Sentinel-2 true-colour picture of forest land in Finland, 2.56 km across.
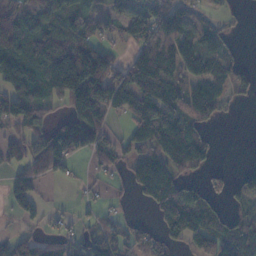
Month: November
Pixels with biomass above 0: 66%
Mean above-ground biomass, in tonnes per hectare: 72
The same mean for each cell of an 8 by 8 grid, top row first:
113 116 72 49 89 90 33 6
120 130 136 37 72 106 63 11
127 171 223 110 134 85 98 42
84 46 130 62 90 84 61 3
53 129 150 57 74 116 26 0
44 45 8 22 118 74 34 22
35 15 12 15 18 130 91 36
50 31 58 69 53 52 88 111
